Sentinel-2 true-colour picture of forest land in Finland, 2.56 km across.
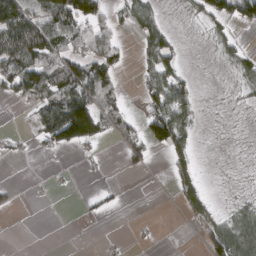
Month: March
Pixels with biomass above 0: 42%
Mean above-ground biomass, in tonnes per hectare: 39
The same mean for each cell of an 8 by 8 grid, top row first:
94 75 100 29 51 4 41 67
107 87 56 52 37 37 9 28
102 92 110 52 31 55 1 29
4 89 166 52 46 110 3 5
9 44 86 19 64 80 1 2
0 3 4 1 5 59 4 3
11 1 5 10 0 15 47 29
0 0 0 3 5 0 50 98
